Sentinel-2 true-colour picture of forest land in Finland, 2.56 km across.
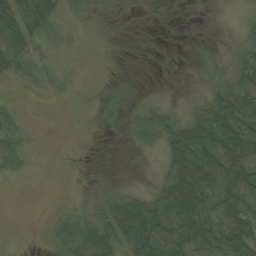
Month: August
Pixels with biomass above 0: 47%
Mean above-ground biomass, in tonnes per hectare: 19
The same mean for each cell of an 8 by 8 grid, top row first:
39 33 3 1 1 0 0 2
25 10 2 0 0 0 3 11
9 8 0 0 0 0 11 23
8 1 1 10 19 11 33 40
21 0 1 0 17 47 50 42
7 0 1 0 0 56 55 38
0 1 6 34 52 74 44 28
0 8 46 47 62 51 46 48
